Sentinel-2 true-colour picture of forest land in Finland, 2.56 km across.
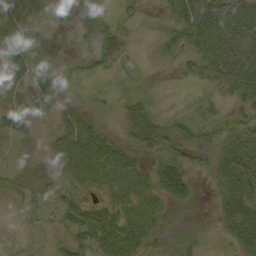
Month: September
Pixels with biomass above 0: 78%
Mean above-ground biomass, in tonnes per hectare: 33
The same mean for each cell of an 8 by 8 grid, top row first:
30 18 42 23 22 39 68 84
44 24 13 31 4 31 49 64
38 29 28 12 9 8 28 70
40 26 28 15 34 9 26 40
17 19 63 33 40 48 47 59
24 23 48 56 37 54 23 47
11 23 41 35 45 22 6 51
4 10 30 54 44 32 15 39
